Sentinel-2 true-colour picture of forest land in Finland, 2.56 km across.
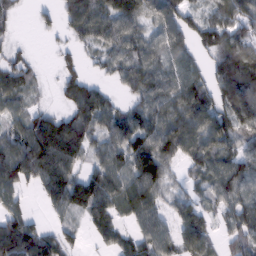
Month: February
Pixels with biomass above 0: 79%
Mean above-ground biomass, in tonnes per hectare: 71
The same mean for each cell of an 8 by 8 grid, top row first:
23 17 108 93 75 103 52 90
20 4 28 67 77 77 78 103
63 6 35 28 81 82 68 144
50 36 60 61 78 90 87 120
85 115 68 74 100 113 78 63
102 104 68 86 138 22 66 92
53 31 76 82 92 48 35 77
154 74 27 52 74 71 52 58
